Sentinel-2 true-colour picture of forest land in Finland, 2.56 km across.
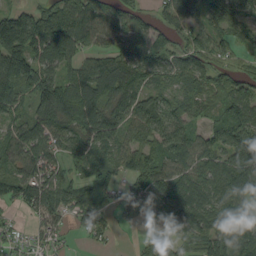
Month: September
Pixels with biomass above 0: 83%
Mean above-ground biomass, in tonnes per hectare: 77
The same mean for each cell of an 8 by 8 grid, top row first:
89 99 116 76 54 80 70 59
157 140 75 60 83 59 76 40
145 38 96 129 66 63 67 68
65 66 121 77 88 65 49 98
89 73 72 78 59 90 69 153
77 75 47 59 92 80 81 138
33 104 75 33 22 102 99 88
31 40 10 13 28 69 90 95
